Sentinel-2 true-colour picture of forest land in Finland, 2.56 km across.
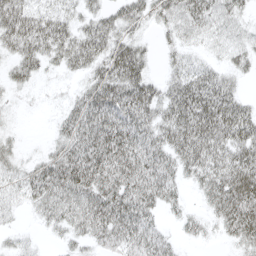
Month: April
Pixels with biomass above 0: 79%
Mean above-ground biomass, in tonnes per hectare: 38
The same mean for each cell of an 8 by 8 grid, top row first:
64 39 27 36 32 36 35 20
43 46 57 45 23 26 19 31
25 7 17 60 49 35 44 16
4 3 47 58 49 57 66 45
12 11 52 63 49 53 63 52
23 48 63 63 56 33 44 72
16 40 49 62 46 20 24 69
13 7 24 40 42 14 9 35
